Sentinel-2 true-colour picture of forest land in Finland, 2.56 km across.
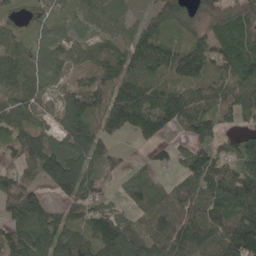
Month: May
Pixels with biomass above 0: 86%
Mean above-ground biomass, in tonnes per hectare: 96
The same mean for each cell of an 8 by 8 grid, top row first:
47 49 53 66 51 98 64 97
85 60 63 85 143 84 114 111
107 62 55 100 103 102 97 125
99 50 117 145 164 147 101 98
88 103 130 65 37 47 96 62
96 112 162 50 42 53 135 124
139 99 99 56 65 106 112 136
115 96 103 138 88 131 124 164
